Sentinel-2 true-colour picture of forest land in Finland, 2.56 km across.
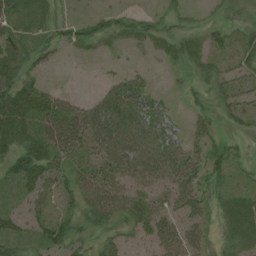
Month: August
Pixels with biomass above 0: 70%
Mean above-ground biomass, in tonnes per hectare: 31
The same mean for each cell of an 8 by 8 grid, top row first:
26 12 8 16 12 12 6 9
40 17 12 7 10 16 25 31
46 9 1 21 23 3 25 25
63 57 51 78 44 11 20 29
49 59 48 78 56 39 35 10
49 45 35 44 42 52 35 12
20 29 38 54 39 38 25 28
30 37 25 29 33 49 24 24
